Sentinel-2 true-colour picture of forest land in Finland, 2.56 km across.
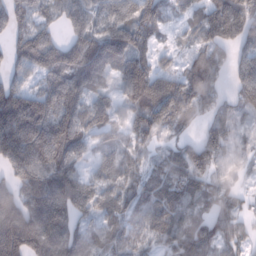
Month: February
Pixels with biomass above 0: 88%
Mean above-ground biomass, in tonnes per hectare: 103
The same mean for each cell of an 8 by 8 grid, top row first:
99 55 92 96 133 47 83 130
91 131 119 137 62 24 85 80
70 107 139 59 139 85 127 89
204 162 124 78 120 124 67 69
236 210 92 70 63 58 121 41
116 168 102 103 69 84 86 27
147 164 107 84 88 107 82 44
200 156 119 87 73 118 112 57
